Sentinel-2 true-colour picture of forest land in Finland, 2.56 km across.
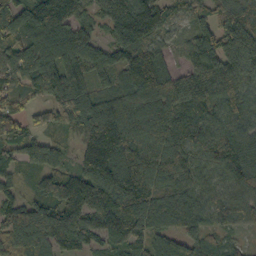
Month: October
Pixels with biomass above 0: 92%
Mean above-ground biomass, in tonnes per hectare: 107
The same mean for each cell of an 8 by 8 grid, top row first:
114 131 68 121 145 62 95 109
116 106 108 61 99 36 142 180
94 106 101 75 148 66 108 114
105 98 143 134 114 123 105 97
107 75 75 175 128 122 133 100
53 114 81 140 115 105 79 96
120 128 150 133 145 149 87 71
148 136 105 68 77 87 79 28
